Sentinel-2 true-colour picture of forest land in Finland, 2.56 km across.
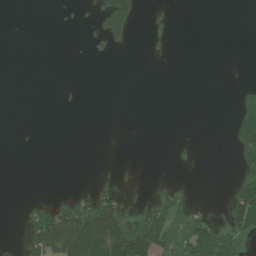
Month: July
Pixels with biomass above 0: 19%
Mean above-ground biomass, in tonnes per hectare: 25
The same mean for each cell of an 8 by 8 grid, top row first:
0 0 8 137 13 5 0 0
0 0 3 29 5 2 0 0
0 0 1 0 0 0 0 4
0 0 2 0 0 0 0 57
1 0 0 0 0 5 0 68
0 0 0 11 0 0 0 49
1 50 79 100 23 39 12 110
0 131 134 162 114 95 100 43
